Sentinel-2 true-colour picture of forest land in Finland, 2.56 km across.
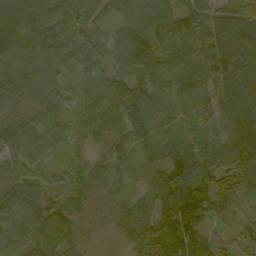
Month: September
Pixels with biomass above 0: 95%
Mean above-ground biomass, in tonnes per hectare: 82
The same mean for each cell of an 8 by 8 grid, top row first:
112 74 97 69 108 146 84 51
125 89 81 75 118 183 137 65
59 49 51 92 92 158 147 84
35 74 72 76 114 82 149 97
62 81 53 48 70 68 195 117
57 32 58 56 59 94 129 123
56 51 43 39 62 82 58 82
66 86 40 12 73 71 43 28
